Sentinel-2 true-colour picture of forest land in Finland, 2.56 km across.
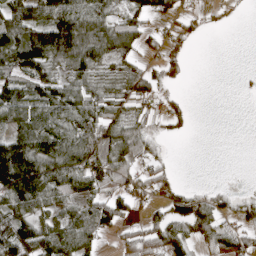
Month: April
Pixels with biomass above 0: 64%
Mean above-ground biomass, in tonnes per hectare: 63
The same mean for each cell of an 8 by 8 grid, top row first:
96 111 144 62 51 40 19 2
131 159 133 84 40 27 0 0
70 81 64 44 61 20 0 3
99 102 117 60 28 34 0 0
116 109 130 90 74 2 0 0
170 124 88 107 44 16 0 1
90 60 46 90 31 49 80 24
133 92 84 17 59 82 75 62
